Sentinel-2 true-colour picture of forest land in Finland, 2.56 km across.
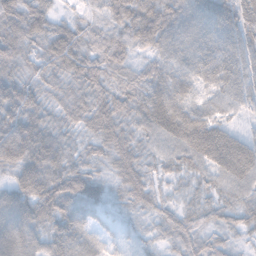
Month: November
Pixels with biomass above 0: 98%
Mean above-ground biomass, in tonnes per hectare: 63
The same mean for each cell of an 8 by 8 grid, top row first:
63 49 34 65 103 82 77 86
66 61 65 84 52 78 72 75
67 54 67 53 60 64 57 74
82 52 64 81 71 85 53 38
106 87 38 67 43 68 113 83
61 100 72 38 55 34 50 88
80 84 60 27 41 39 46 57
88 67 62 27 28 42 46 23
